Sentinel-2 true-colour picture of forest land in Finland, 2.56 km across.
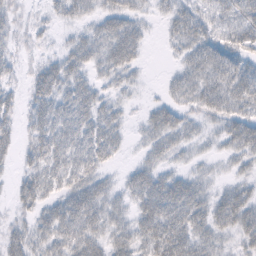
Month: February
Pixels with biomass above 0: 81%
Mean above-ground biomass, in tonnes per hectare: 33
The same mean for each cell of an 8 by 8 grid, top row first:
18 14 26 39 18 31 25 33
20 10 38 53 21 21 44 38
14 51 34 26 7 23 45 47
26 46 47 28 14 32 31 37
27 52 46 38 21 31 13 39
18 46 49 14 40 29 17 19
19 31 57 35 43 59 40 51
33 41 53 39 43 57 36 25
